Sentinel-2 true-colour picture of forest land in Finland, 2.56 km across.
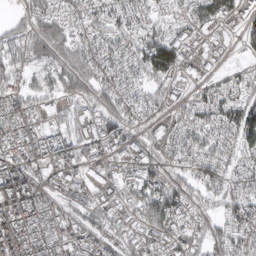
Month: March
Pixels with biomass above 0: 83%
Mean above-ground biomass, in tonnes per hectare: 87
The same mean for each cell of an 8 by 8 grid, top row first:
27 133 67 85 70 55 81 62
93 126 88 82 104 101 58 31
58 73 122 75 65 73 55 64
126 86 48 96 65 53 98 135
123 130 97 76 76 86 92 88
160 74 81 67 119 66 90 62
160 113 74 70 123 104 58 83
145 130 120 74 77 67 67 76
